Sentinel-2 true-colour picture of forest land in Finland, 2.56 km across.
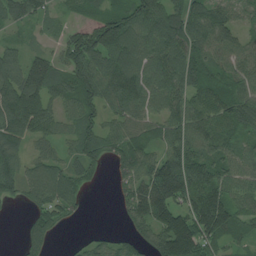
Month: July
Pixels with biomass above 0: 84%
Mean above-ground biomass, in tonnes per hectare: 93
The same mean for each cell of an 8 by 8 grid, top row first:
81 48 35 102 127 101 118 59
55 39 124 162 128 145 104 92
115 132 117 140 130 124 70 84
186 100 101 64 82 103 91 100
87 54 91 62 81 99 90 64
90 130 63 30 109 203 118 97
11 85 33 9 119 134 190 87
10 60 16 38 83 205 102 48
